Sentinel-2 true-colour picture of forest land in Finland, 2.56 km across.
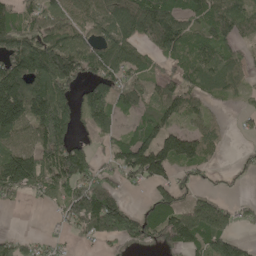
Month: May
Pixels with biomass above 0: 70%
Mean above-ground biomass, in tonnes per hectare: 94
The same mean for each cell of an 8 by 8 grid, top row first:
93 75 83 113 160 121 109 102
135 146 121 123 66 136 115 46
199 181 90 102 67 80 76 51
209 225 113 97 82 94 41 21
99 153 65 53 129 117 58 8
180 118 124 48 113 62 27 25
17 23 133 140 54 106 120 35
45 29 29 60 86 84 143 58
